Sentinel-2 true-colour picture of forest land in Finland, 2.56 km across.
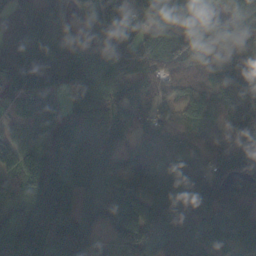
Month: October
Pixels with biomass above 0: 94%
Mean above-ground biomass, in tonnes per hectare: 134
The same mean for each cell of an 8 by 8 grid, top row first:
199 209 94 125 123 156 189 122
233 189 136 174 120 171 254 166
204 130 136 135 106 90 112 183
58 126 103 115 92 48 85 152
105 110 121 116 76 74 69 87
130 186 142 88 134 150 143 124
98 170 114 120 169 180 131 87
145 176 160 54 171 188 106 135
